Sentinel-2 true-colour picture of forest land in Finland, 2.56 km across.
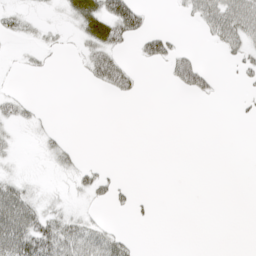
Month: April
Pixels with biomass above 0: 28%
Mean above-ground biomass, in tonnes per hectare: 16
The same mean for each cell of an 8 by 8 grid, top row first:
20 4 49 71 26 5 55 71
3 13 15 45 25 24 6 35
3 2 4 52 5 30 23 9
23 2 0 0 0 0 0 5
8 15 3 0 0 0 0 0
14 3 21 14 0 0 0 0
68 22 8 12 7 0 0 0
69 66 62 38 1 0 0 0
